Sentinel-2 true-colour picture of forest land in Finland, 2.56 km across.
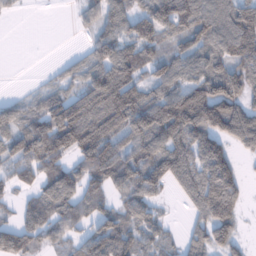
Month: January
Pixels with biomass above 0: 76%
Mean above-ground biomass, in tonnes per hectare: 88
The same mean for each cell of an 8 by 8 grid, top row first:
10 0 29 80 102 155 115 126
0 0 12 113 96 65 108 126
0 20 67 114 78 99 143 111
66 102 106 165 128 177 180 129
98 143 132 102 109 126 128 80
62 81 82 94 109 116 156 68
31 91 90 41 69 7 148 65
104 60 42 100 74 28 96 49
